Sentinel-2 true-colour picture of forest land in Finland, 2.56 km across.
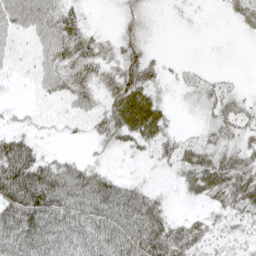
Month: May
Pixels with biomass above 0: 77%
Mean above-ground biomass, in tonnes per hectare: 44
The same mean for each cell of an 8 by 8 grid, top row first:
52 52 27 6 31 1 2 23
17 44 61 29 36 0 0 1
7 34 55 47 63 13 20 6
8 11 27 61 90 9 26 37
62 8 7 32 37 36 34 34
110 92 79 36 10 22 72 67
98 105 85 102 99 8 25 47
83 88 76 99 119 79 38 24
